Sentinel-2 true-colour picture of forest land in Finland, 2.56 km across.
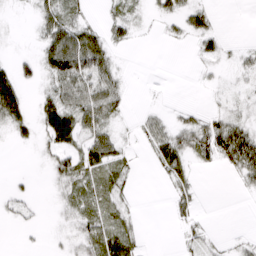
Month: March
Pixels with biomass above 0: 50%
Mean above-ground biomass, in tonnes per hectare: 18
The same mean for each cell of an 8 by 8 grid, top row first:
2 34 13 14 6 22 19 0
2 47 75 22 0 2 15 6
44 27 52 30 0 0 4 9
44 39 48 30 7 7 12 11
8 23 30 33 10 42 50 57
4 12 32 21 0 20 1 16
11 2 24 16 1 15 0 0
1 3 20 26 6 3 12 4
